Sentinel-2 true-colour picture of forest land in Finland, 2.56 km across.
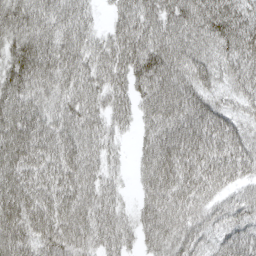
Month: April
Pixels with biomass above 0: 94%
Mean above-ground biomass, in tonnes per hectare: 71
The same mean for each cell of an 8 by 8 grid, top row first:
76 74 59 32 75 71 91 69
71 87 74 71 82 87 68 89
79 77 73 67 62 79 57 74
94 65 75 56 50 91 75 44
107 77 76 37 45 93 91 66
99 68 80 36 52 91 84 55
107 77 78 56 48 82 54 53
98 70 75 61 41 68 41 68
